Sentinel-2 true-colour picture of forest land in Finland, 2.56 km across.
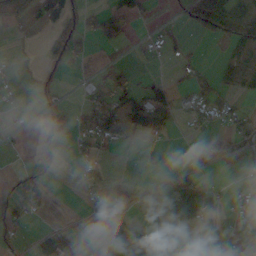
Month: October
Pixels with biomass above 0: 40%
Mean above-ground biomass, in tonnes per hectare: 36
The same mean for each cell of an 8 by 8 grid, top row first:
28 59 57 60 22 14 141 77
5 27 34 23 12 22 1 51
9 28 8 30 16 15 26 48
8 36 23 85 117 38 27 26
4 14 19 37 28 1 13 50
30 23 9 5 11 52 19 11
51 25 6 34 17 123 82 17
17 45 21 84 74 147 27 34
